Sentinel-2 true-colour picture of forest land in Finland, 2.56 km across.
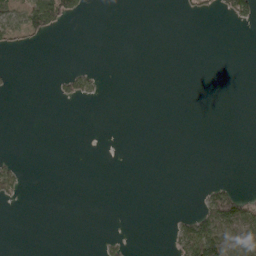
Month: April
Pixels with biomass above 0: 11%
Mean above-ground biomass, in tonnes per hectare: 10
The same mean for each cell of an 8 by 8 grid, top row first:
59 100 20 0 0 2 8 33
19 2 0 0 0 0 0 0
3 1 38 0 0 0 0 0
0 0 0 0 0 0 0 0
0 0 0 0 0 0 0 0
31 0 0 0 0 0 0 0
2 0 0 0 0 0 61 66
0 0 0 9 0 36 118 59
